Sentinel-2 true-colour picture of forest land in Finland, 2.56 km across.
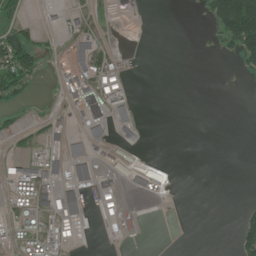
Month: June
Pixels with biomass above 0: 25%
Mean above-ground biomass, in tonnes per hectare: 22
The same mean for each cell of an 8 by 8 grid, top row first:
24 5 22 4 0 0 41 247
99 9 48 12 0 0 3 92
60 3 40 47 0 0 0 2
7 10 34 62 1 0 0 0
8 24 42 25 10 0 0 0
30 45 28 26 52 5 0 0
30 41 52 18 0 0 0 7
16 36 15 1 0 0 0 41
